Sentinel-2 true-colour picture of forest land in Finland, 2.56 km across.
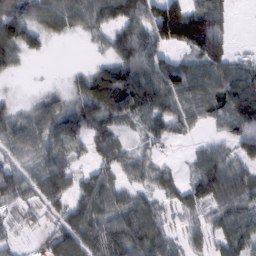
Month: February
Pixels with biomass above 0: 82%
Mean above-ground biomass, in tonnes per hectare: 62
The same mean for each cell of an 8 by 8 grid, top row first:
86 87 72 75 81 132 102 0
71 18 2 54 85 63 105 6
8 3 38 104 93 97 81 97
37 68 79 84 63 64 61 125
63 75 46 65 30 14 27 73
71 86 44 46 52 25 94 85
35 33 68 66 66 44 58 54
19 29 83 95 86 31 51 89
